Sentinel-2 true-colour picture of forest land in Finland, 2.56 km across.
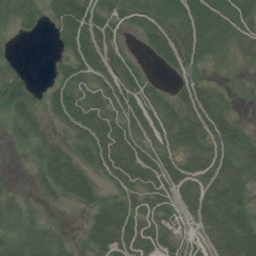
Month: July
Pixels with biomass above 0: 71%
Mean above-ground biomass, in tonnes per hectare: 34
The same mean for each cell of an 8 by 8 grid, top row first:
35 22 60 34 27 32 48 36
5 3 66 41 15 48 36 26
31 11 39 55 20 9 13 6
39 29 70 40 40 42 55 9
15 35 39 66 41 44 44 45
4 50 56 29 44 40 52 46
23 11 18 39 26 20 50 41
28 37 14 55 37 18 38 61
